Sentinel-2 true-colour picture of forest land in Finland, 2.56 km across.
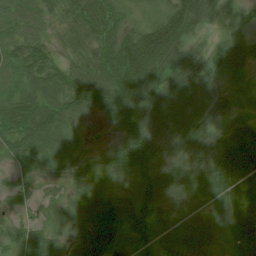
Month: July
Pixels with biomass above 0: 91%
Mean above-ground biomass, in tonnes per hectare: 55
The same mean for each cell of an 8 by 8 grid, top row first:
53 31 73 57 20 93 35 19
55 38 44 74 122 83 26 45
45 67 59 83 98 62 54 22
77 76 40 52 57 64 59 22
54 58 17 21 57 39 56 112
28 26 45 35 65 66 56 124
26 26 53 58 80 31 45 114
39 46 53 49 57 65 54 73
